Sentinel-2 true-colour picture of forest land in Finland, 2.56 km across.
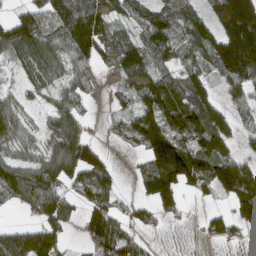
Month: March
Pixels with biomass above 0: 72%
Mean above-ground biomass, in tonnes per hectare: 90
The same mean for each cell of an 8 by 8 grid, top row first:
43 112 163 76 74 84 65 265
105 96 134 85 97 80 113 249
22 62 47 17 86 81 76 138
55 47 74 23 102 150 147 47
65 74 136 16 118 129 136 46
111 129 115 72 74 161 131 169
36 98 56 91 46 62 25 112
134 139 28 124 26 0 36 26
